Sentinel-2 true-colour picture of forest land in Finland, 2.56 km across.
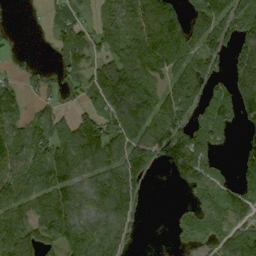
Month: September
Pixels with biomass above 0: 71%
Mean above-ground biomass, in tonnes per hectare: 87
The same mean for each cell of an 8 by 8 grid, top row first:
1 32 55 64 93 53 171 116
15 18 94 72 108 122 120 102
43 45 72 156 106 87 92 106
68 54 60 126 128 147 100 91
90 142 152 132 126 129 82 33
93 120 107 115 83 63 87 67
66 121 119 126 27 12 62 72
92 107 110 96 10 29 56 108
